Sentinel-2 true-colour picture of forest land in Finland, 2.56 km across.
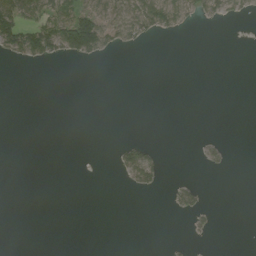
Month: August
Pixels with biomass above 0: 14%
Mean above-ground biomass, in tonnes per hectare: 12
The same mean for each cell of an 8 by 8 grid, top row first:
83 61 95 38 68 48 23 13
60 66 112 23 7 0 0 0
0 0 0 0 0 0 0 0
0 0 0 0 0 0 0 0
0 0 0 5 22 0 7 0
0 0 0 2 34 2 2 0
0 0 0 0 0 13 7 0
0 0 0 0 0 1 2 0
